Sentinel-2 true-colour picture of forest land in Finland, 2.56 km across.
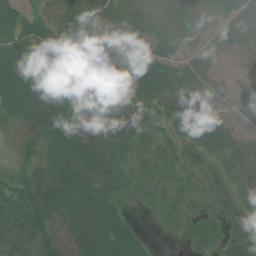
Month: July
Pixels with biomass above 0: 89%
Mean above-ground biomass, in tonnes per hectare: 49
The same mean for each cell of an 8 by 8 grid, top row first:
52 44 67 60 65 65 53 67
70 72 61 54 48 48 40 57
82 67 69 53 87 83 57 27
56 75 68 54 42 55 68 29
27 60 67 44 21 14 50 34
34 54 71 45 17 10 10 33
49 70 100 52 6 15 7 22
47 38 77 94 21 5 21 30
